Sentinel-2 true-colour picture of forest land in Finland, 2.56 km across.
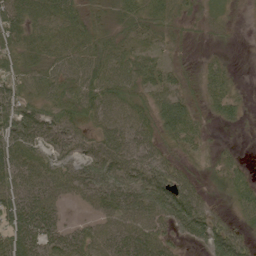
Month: June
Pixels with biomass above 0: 88%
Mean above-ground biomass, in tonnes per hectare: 50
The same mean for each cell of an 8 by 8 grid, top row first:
70 79 54 39 59 41 28 7
47 54 59 58 39 20 21 6
58 57 61 70 61 37 49 10
61 59 67 57 57 80 35 27
70 50 44 62 56 39 23 5
70 60 58 67 72 47 23 32
81 64 15 60 77 75 40 40
70 65 50 52 64 27 62 42
